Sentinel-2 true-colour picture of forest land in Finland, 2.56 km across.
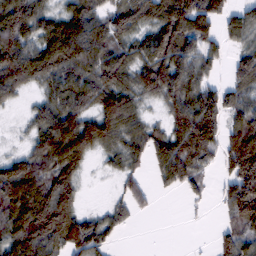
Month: February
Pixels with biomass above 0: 77%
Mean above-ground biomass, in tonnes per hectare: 91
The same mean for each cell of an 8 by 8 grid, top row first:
137 75 115 100 100 171 134 77
123 121 139 102 93 133 75 56
111 92 128 109 104 127 62 81
13 96 115 145 45 94 143 93
13 121 145 74 75 123 111 151
131 99 66 21 39 103 32 165
116 149 45 45 28 0 8 145
105 122 122 40 0 0 3 116
